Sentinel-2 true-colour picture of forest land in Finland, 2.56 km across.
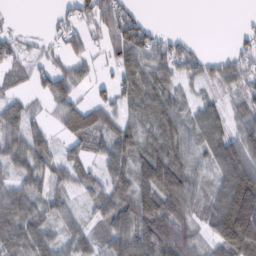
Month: February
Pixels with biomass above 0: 78%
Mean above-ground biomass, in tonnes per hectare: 60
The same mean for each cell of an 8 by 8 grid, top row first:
5 7 51 76 22 0 0 3
45 23 45 60 82 54 4 30
42 50 43 42 78 53 51 63
53 27 85 54 62 66 58 50
66 38 48 76 62 75 69 91
54 42 45 72 94 119 42 118
85 47 28 85 108 91 48 171
66 47 62 85 103 104 51 147
